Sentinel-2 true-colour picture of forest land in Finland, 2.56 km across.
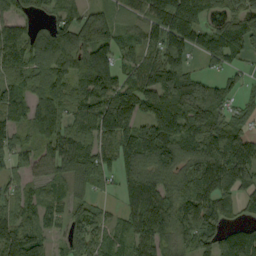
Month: September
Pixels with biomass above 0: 85%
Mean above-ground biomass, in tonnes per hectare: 92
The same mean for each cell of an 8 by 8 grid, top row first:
65 47 81 61 86 164 61 105
95 104 128 112 92 100 87 84
81 96 91 116 117 125 70 38
91 111 89 178 115 144 137 57
68 71 114 79 119 110 104 110
38 56 118 48 99 78 128 81
66 69 66 22 125 93 105 43
151 65 104 56 95 79 74 114
